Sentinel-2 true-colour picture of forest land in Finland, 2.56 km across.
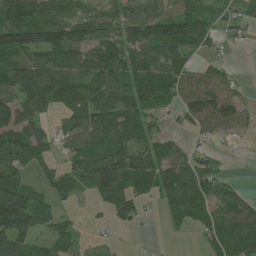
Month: July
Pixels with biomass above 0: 72%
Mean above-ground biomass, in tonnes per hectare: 68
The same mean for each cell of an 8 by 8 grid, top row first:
95 83 57 52 88 94 38 33
133 133 107 96 105 97 27 6
107 91 81 124 102 75 68 19
98 41 86 130 87 36 104 67
83 37 54 85 67 26 17 6
63 34 81 148 94 97 71 4
168 42 8 62 23 58 59 74
86 54 27 6 1 4 50 118
